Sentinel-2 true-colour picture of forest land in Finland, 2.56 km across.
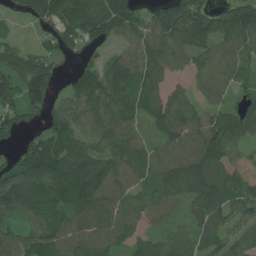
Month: July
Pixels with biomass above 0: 86%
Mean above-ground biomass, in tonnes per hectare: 83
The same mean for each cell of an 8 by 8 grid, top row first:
28 99 128 140 57 157 116 112
37 39 48 34 85 89 88 83
118 129 67 88 82 32 78 53
76 82 79 93 59 97 63 70
49 97 73 73 57 105 118 68
110 111 127 103 64 115 122 55
99 82 97 97 73 51 103 76
79 115 99 77 57 65 55 63
